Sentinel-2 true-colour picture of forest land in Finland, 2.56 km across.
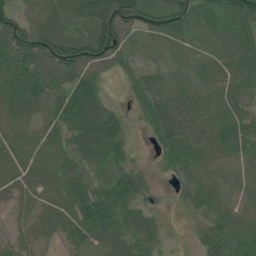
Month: July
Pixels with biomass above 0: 89%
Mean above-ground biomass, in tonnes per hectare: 65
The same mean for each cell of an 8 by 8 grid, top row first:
67 71 79 167 73 77 38 93
105 109 111 119 27 27 21 64
103 97 90 20 71 30 26 55
73 63 106 45 47 155 77 45
60 67 83 101 7 103 65 60
65 65 67 67 35 54 43 20
26 49 96 111 44 17 54 23
25 25 60 73 71 4 63 82
